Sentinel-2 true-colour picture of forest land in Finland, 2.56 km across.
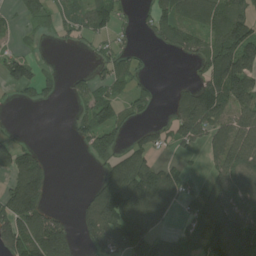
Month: July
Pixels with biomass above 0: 58%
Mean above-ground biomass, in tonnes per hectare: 83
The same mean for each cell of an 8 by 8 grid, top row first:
26 68 70 87 28 95 100 106
32 7 16 42 11 65 99 201
92 54 35 69 28 10 108 190
13 2 42 92 38 58 151 115
63 6 30 104 56 51 72 138
108 82 0 92 146 95 61 101
174 82 40 168 172 57 123 97
133 217 62 141 144 65 136 160
